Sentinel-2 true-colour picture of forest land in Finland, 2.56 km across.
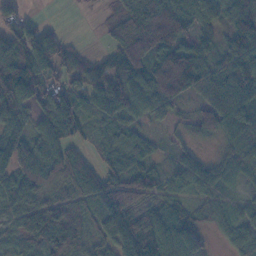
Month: November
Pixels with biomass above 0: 87%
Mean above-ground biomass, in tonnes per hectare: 71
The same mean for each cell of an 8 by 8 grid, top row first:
63 2 0 21 82 83 78 113
98 106 13 37 117 101 52 109
141 69 51 71 106 126 83 112
83 102 71 78 63 28 48 117
105 103 42 60 54 26 16 80
90 89 84 80 89 57 63 34
65 72 64 104 58 46 47 37
42 77 57 63 105 96 25 67
